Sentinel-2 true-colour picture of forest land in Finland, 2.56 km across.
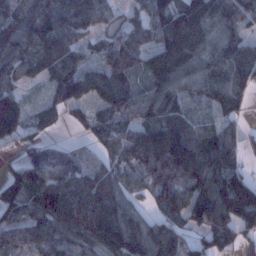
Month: January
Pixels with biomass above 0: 88%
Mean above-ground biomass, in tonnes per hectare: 98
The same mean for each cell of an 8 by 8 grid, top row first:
91 126 119 53 63 114 90 85
124 131 69 91 83 142 102 94
66 62 115 103 55 113 99 94
145 69 51 87 101 114 41 59
44 47 35 93 153 172 114 46
65 113 110 97 97 137 148 89
104 134 144 135 49 95 153 183
75 106 100 135 128 85 74 58
